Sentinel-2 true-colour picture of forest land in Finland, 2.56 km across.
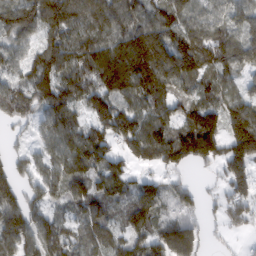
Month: February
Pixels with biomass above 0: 87%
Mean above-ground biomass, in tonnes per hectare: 110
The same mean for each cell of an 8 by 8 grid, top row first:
112 135 126 128 106 115 96 84
80 112 142 145 167 139 136 110
88 138 138 175 172 132 93 72
95 102 79 142 109 86 145 152
24 81 124 94 152 173 175 190
68 96 96 131 58 52 22 135
128 75 84 79 127 96 35 116
128 122 92 108 100 170 39 19
